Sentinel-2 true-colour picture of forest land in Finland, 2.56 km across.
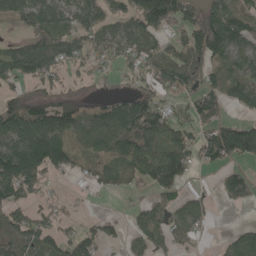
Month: May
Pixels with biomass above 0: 70%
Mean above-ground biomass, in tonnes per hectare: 85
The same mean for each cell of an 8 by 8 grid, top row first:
72 101 96 98 143 121 126 121
54 112 80 69 84 76 186 84
81 98 47 33 71 116 109 92
130 123 111 93 136 63 86 34
128 175 70 109 103 88 111 167
164 81 40 57 70 90 9 71
71 55 8 6 44 67 48 24
96 78 98 41 74 67 13 65
